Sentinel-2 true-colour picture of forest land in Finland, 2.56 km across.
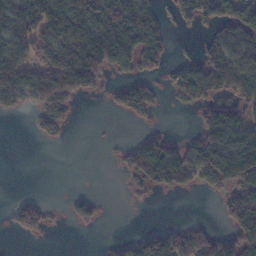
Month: November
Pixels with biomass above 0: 50%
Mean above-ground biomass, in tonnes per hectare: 68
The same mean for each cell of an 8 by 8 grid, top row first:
98 156 141 166 91 41 92 118
105 117 226 194 122 13 50 79
149 148 164 27 57 66 103 83
42 93 7 24 56 6 46 56
0 9 0 4 78 39 105 96
0 0 0 2 83 119 97 116
47 33 47 1 5 0 0 142
11 7 0 14 59 98 109 123
